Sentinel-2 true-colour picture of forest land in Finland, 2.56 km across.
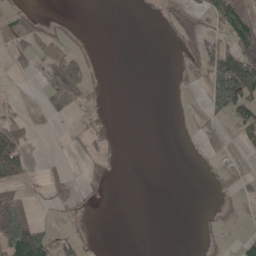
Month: May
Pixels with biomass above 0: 28%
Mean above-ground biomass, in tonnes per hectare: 31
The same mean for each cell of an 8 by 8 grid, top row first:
56 11 0 0 0 44 44 94
56 68 18 0 0 25 76 123
5 44 100 0 0 13 73 183
13 20 37 8 0 4 38 65
109 0 13 25 0 2 37 11
83 30 18 26 0 0 8 27
88 16 26 2 0 0 6 19
119 52 32 0 0 0 23 20
